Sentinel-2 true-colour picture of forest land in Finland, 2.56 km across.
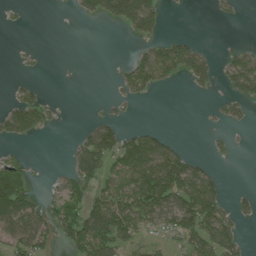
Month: July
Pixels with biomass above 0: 40%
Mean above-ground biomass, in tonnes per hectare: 52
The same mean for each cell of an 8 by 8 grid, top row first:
5 0 25 77 145 1 2 7
3 1 0 0 31 82 14 26
9 2 0 6 77 29 40 100
104 39 0 15 0 0 4 23
22 0 48 114 113 31 9 3
149 6 81 72 139 173 61 0
138 55 96 120 123 121 127 26
90 55 113 112 48 49 114 49
